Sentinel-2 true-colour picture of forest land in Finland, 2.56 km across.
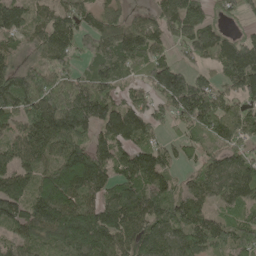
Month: May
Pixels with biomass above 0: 87%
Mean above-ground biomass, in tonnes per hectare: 121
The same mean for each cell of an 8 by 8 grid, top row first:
118 84 111 77 55 159 80 47
54 123 92 143 159 65 120 138
127 105 103 113 80 166 65 165
131 201 252 146 106 98 156 102
88 159 135 131 99 49 63 100
125 142 232 109 152 59 102 139
122 182 160 142 159 140 84 106
99 102 178 148 147 119 124 131
